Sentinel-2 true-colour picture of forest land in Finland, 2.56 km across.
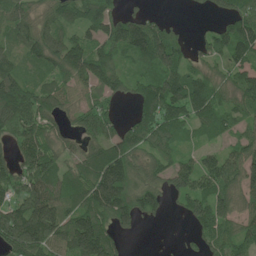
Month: June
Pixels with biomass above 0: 80%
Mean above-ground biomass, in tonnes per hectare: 86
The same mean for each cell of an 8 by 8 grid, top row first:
90 62 89 87 51 4 22 107
59 105 98 92 143 90 58 127
98 66 80 84 67 107 77 84
141 80 58 36 74 106 105 74
67 82 47 94 88 58 36 68
81 118 91 172 83 88 125 108
99 143 105 144 96 24 119 70
129 115 155 87 2 1 76 87
